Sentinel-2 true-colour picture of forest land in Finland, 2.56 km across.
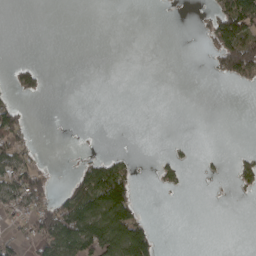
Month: April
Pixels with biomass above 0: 23%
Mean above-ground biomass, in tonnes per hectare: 30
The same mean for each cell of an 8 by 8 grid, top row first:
0 0 0 0 0 2 34 156
0 0 0 0 0 0 28 161
44 11 0 0 0 0 3 48
58 0 0 0 0 0 0 0
72 0 1 0 0 7 0 0
90 35 43 115 1 37 9 38
56 75 104 148 19 0 0 0
40 93 127 132 125 0 0 0
